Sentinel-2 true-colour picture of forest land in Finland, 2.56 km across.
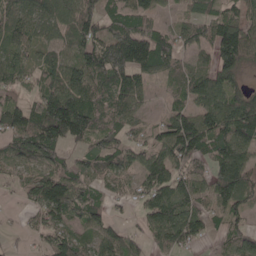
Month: May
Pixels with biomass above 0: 81%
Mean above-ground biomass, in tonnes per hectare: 80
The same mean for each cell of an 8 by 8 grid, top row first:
78 94 105 69 80 26 66 63
80 59 98 131 146 83 62 144
56 61 109 109 59 46 84 51
86 147 158 77 28 63 96 136
73 144 69 84 50 139 110 131
33 85 69 70 71 85 70 133
10 109 88 34 55 103 51 71
11 55 63 68 49 97 37 67
